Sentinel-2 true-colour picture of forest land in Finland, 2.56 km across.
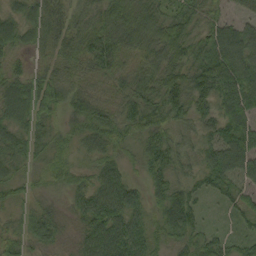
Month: September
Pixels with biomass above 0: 96%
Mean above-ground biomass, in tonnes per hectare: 54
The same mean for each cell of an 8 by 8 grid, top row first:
48 81 45 70 72 58 45 41
47 54 61 76 70 74 68 97
55 63 43 46 61 64 83 85
77 49 59 43 63 56 44 55
59 40 31 45 41 51 44 61
36 31 29 62 26 48 52 52
28 35 47 105 44 63 15 43
45 46 42 99 66 37 50 35
